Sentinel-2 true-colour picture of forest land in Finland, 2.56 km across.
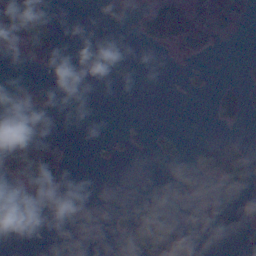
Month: November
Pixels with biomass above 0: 21%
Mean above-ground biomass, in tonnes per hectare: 26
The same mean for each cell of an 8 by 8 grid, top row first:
142 37 0 20 43 115 122 57
51 61 0 0 14 41 24 1
16 11 0 4 0 1 11 20
7 21 0 0 0 0 7 55
31 57 0 10 11 22 27 29
57 112 0 0 0 11 47 85
16 44 17 6 25 4 17 12
1 0 0 6 66 64 0 1
